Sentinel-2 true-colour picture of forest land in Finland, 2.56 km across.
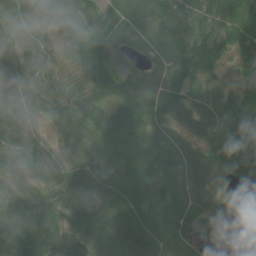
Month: July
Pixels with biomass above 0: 91%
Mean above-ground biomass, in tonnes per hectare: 59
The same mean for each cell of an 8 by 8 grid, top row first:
50 40 53 28 50 64 37 60
29 32 68 112 21 50 60 67
41 48 37 102 45 60 37 41
64 22 52 64 92 62 48 98
57 28 48 69 80 25 41 87
42 40 71 60 75 30 25 112
64 72 87 70 87 58 47 66
94 86 68 106 111 74 35 9
